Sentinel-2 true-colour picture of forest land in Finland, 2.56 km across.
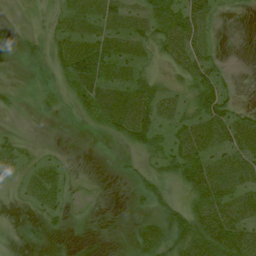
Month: July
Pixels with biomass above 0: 55%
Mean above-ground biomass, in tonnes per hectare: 26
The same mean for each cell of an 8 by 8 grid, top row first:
0 7 36 39 41 57 41 2
7 21 46 42 25 44 29 0
2 14 57 37 25 13 59 3
6 6 15 42 47 23 55 25
19 2 0 4 31 38 47 52
15 33 3 2 19 28 59 49
3 22 3 0 11 25 53 43
2 4 0 0 44 44 64 50
